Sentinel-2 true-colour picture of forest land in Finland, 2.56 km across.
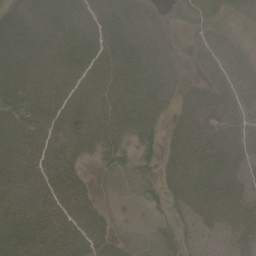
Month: June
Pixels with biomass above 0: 85%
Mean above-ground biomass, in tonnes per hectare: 53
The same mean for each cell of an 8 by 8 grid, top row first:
55 62 60 68 51 15 42 29
71 67 66 60 62 15 51 35
71 65 61 64 57 40 46 60
59 62 64 61 63 45 84 57
79 62 50 43 29 59 87 64
69 71 33 13 15 73 93 52
65 59 52 13 10 33 87 67
81 72 69 39 7 26 10 39
